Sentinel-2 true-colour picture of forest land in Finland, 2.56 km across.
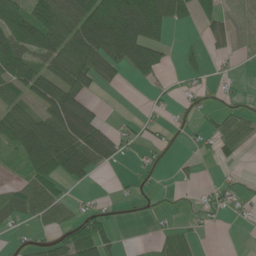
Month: June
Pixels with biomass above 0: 50%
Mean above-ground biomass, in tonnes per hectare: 42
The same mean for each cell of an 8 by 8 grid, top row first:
90 98 93 124 116 52 36 4
107 94 89 99 101 10 20 8
77 91 71 29 27 5 14 6
58 80 100 1 6 11 15 25
64 115 97 53 16 6 17 34
18 69 50 4 13 7 0 7
51 63 21 12 10 3 14 13
8 22 82 30 2 43 1 0
